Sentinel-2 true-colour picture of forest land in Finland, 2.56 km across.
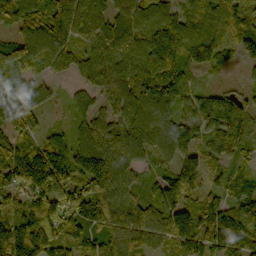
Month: October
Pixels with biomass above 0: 94%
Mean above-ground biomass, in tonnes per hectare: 101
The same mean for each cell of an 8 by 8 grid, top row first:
122 122 117 89 111 84 132 93
114 118 77 107 118 127 145 64
85 48 58 120 137 114 17 17
110 31 52 83 130 103 103 112
78 109 93 107 112 127 23 79
128 176 125 123 57 55 30 70
104 118 205 130 116 59 110 120
171 151 110 114 74 67 139 139
